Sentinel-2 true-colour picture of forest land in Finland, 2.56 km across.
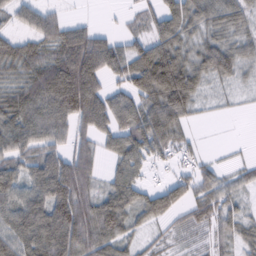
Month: February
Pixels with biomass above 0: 81%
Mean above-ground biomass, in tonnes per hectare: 67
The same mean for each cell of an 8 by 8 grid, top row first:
43 45 3 3 39 87 67 59
62 59 98 75 61 84 77 59
61 134 165 47 107 136 52 30
98 122 112 107 98 100 11 7
79 75 46 52 102 57 3 4
71 125 95 39 34 32 50 31
87 115 102 98 72 50 57 36
81 106 106 80 24 21 30 46
